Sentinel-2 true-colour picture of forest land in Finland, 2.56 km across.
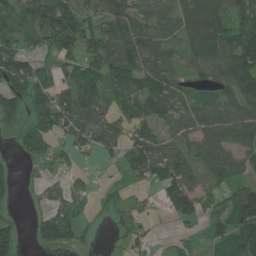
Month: June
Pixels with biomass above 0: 69%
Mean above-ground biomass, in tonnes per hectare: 58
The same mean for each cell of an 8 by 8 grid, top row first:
74 106 87 69 53 62 118 63
57 43 62 68 81 32 92 112
93 40 84 60 74 52 51 106
87 90 106 45 57 70 80 66
20 37 47 51 84 51 67 54
16 22 16 4 61 94 33 44
9 37 29 29 19 61 26 136
59 60 34 6 24 16 35 96
